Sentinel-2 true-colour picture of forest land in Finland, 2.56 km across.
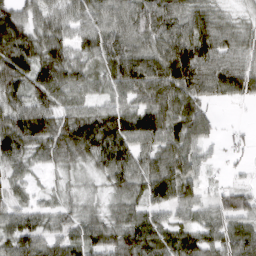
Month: March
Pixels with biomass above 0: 92%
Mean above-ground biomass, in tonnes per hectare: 71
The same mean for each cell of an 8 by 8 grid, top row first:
74 63 61 70 92 84 62 25
98 88 50 75 75 100 90 54
86 111 71 68 102 102 97 93
77 69 58 75 84 76 38 2
96 90 114 122 75 85 43 15
44 21 27 73 75 96 22 13
55 43 46 41 66 66 49 69
95 69 78 83 109 88 82 94
